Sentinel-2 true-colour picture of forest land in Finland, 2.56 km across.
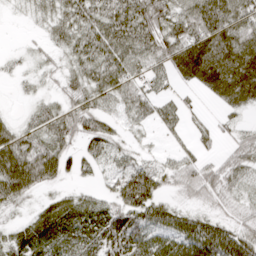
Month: April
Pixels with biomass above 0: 81%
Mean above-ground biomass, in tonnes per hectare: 51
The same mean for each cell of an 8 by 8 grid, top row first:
5 32 65 74 85 65 80 69
5 22 64 80 76 77 88 79
13 17 48 73 56 36 68 94
8 41 61 37 44 37 9 25
76 66 43 43 9 16 18 39
97 60 34 46 100 44 58 45
23 30 45 54 81 36 29 31
35 62 64 72 60 61 88 67
